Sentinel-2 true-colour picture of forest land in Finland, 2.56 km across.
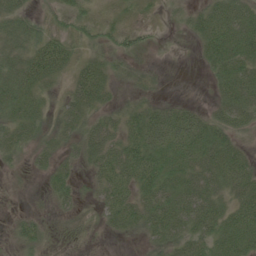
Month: June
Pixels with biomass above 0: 78%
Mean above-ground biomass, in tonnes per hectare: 37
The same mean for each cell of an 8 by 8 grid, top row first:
39 18 34 18 14 12 49 52
43 64 26 34 24 2 44 66
57 45 50 32 19 0 12 67
50 28 46 29 43 43 25 55
41 28 33 41 66 65 59 28
9 30 21 55 59 55 53 57
5 11 20 42 50 61 56 55
18 15 7 6 19 42 49 67
